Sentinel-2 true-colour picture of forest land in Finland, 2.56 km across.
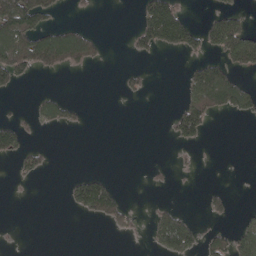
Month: May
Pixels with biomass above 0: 24%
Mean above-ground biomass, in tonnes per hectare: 36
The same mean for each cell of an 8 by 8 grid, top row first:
153 56 5 0 76 109 24 45
130 139 130 2 48 65 52 135
51 2 0 0 20 1 144 44
6 53 15 0 0 40 89 48
66 8 0 0 0 23 8 0
16 10 31 17 3 7 0 1
0 0 51 84 5 25 26 4
2 0 0 2 9 123 44 66
